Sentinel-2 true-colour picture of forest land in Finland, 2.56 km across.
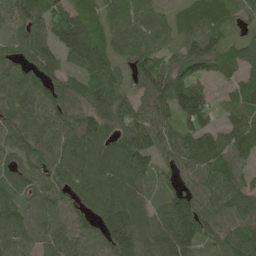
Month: May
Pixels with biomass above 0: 91%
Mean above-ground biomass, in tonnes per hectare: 86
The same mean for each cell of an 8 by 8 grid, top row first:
83 103 98 96 91 52 110 53
68 78 141 71 92 63 114 63
87 67 58 96 109 130 66 62
90 89 83 102 87 110 85 94
71 93 103 84 116 90 90 102
80 85 92 107 77 50 87 74
73 63 42 110 70 119 86 81
82 50 64 86 80 157 59 89
